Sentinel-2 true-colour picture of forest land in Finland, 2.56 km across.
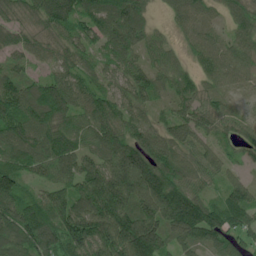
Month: June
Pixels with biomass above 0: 94%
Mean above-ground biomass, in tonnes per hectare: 96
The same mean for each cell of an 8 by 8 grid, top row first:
61 116 104 135 76 56 46 74
66 64 87 96 76 36 65 71
77 72 79 63 91 69 58 46
127 136 85 95 62 63 81 34
101 118 76 114 124 95 59 69
92 60 110 172 207 115 70 41
102 130 121 167 137 170 111 147
114 120 152 175 209 83 84 67
